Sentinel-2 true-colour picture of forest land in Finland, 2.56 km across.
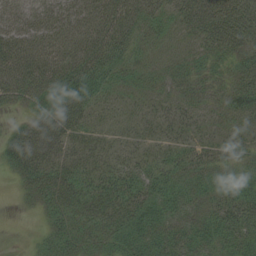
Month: August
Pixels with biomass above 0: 88%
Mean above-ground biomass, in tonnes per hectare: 40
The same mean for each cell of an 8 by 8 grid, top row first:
60 63 58 68 63 46 67 71
74 59 60 73 30 17 35 46
75 71 75 40 29 29 29 44
18 59 49 19 19 22 22 37
59 53 26 19 19 21 22 24
26 42 36 36 36 31 33 34
4 26 32 39 38 34 31 51
2 25 33 35 42 41 39 50
